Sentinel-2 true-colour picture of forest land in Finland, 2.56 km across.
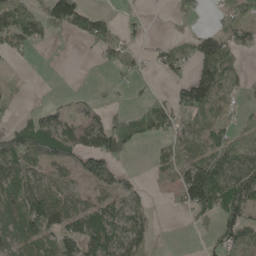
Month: May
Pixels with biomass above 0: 54%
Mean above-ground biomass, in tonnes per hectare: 56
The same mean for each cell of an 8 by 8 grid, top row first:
97 90 108 26 6 26 6 44
56 20 7 43 13 23 91 56
3 0 0 7 9 29 120 37
9 36 20 32 37 54 76 26
78 125 107 122 18 43 74 60
99 44 63 92 7 65 140 116
81 114 63 66 54 18 73 88
64 86 123 94 65 1 10 114
